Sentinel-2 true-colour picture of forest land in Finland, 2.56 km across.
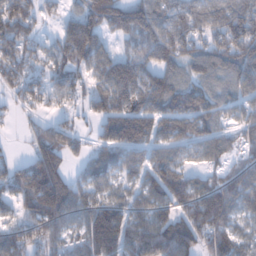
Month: January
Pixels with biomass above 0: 80%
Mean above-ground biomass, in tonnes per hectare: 96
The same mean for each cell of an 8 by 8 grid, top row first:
137 36 101 122 111 100 98 151
99 42 159 37 93 119 92 151
85 73 65 132 117 90 81 111
26 35 41 94 82 132 91 32
7 107 34 56 72 93 95 49
114 188 45 75 89 103 56 89
68 189 100 99 83 103 196 89
106 107 82 179 153 183 110 91
